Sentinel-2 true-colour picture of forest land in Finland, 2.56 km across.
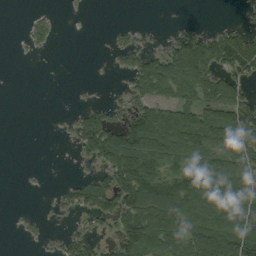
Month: September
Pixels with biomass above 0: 52%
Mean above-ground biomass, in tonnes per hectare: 60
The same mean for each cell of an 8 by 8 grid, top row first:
0 14 3 0 0 1 0 4
1 13 0 20 31 78 114 125
0 0 1 3 101 128 79 58
0 0 25 36 98 110 100 96
0 0 51 131 158 130 123 111
0 1 16 94 163 101 127 106
3 5 66 87 154 144 92 107
3 12 47 33 139 112 130 130
